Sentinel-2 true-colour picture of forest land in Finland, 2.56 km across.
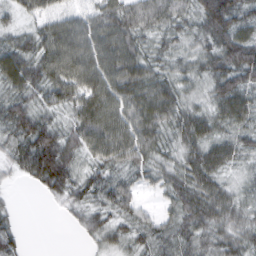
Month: February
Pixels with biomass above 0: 90%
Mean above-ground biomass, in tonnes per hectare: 58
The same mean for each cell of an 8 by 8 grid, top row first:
33 51 44 70 65 53 94 74
71 81 87 91 48 39 59 92
79 74 86 84 71 55 57 70
79 46 70 80 75 60 52 67
59 90 64 90 66 44 70 50
22 98 48 48 38 55 78 27
11 4 35 47 24 52 86 58
40 0 9 38 40 59 59 62
